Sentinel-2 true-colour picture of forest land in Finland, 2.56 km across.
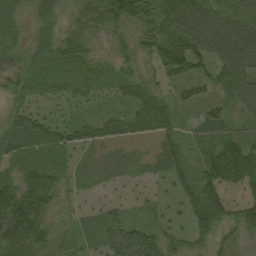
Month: September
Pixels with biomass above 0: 91%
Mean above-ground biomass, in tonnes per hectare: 53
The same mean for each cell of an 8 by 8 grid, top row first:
39 45 41 72 80 129 119 109
42 52 58 27 44 112 97 127
32 47 54 38 44 38 45 104
37 21 20 26 67 39 37 51
57 63 47 38 18 45 64 63
47 67 22 23 16 50 71 77
99 49 15 30 15 21 73 40
88 45 30 64 85 31 37 29
